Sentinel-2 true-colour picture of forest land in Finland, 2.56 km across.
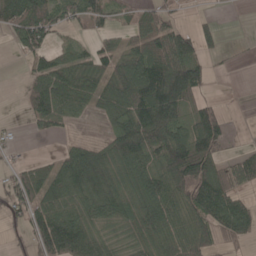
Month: May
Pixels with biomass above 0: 67%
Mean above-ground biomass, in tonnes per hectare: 61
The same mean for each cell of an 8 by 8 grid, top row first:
95 83 59 31 40 23 9 1
29 50 28 39 71 105 22 2
2 88 64 76 119 125 31 0
3 80 31 57 108 88 72 0
11 2 43 71 116 99 107 6
48 72 123 77 74 107 108 89
65 85 66 63 72 62 114 72
24 105 99 34 51 68 62 49
